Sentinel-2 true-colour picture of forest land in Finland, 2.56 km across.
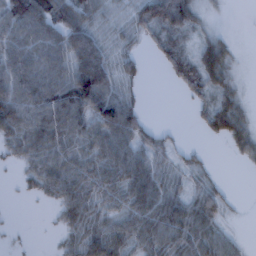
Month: February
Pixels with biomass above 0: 75%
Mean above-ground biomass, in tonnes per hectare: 48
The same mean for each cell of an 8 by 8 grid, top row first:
80 82 62 15 64 106 12 0
72 79 105 30 18 49 48 6
86 78 117 72 16 37 61 15
89 83 78 107 30 0 48 46
44 66 52 65 47 19 8 46
9 61 57 60 75 28 19 1
1 10 58 35 67 71 72 3
5 2 46 63 52 64 66 17
